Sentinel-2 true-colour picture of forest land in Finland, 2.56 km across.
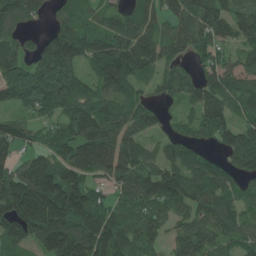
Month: June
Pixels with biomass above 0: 87%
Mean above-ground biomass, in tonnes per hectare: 104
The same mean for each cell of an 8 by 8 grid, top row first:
106 38 68 68 82 75 115 103
73 135 140 144 121 72 64 70
106 162 93 145 56 83 69 82
58 88 107 108 106 33 117 72
99 64 124 117 72 82 51 124
132 179 106 101 118 115 111 78
196 244 177 82 95 81 127 72
117 150 186 167 89 61 92 79
